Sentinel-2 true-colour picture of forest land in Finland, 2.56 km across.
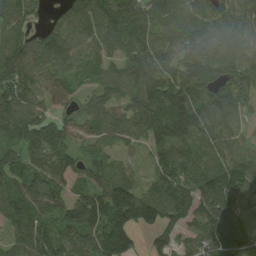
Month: August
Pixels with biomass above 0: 91%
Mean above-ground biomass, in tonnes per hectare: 113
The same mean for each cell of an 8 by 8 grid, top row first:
99 27 85 166 160 114 102 110
111 114 88 85 132 124 117 98
141 123 65 96 128 130 125 128
135 86 84 90 120 153 120 69
97 154 74 62 67 114 89 69
97 141 141 106 60 134 128 170
107 96 170 196 185 140 144 78
86 117 153 184 35 85 103 131
